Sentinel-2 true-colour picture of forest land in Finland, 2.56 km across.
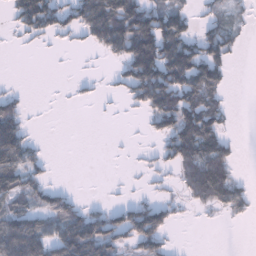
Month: January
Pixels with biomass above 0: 48%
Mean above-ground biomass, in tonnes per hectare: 60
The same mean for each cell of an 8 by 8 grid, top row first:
53 110 99 139 114 83 28 22
5 10 13 86 158 156 92 24
3 0 11 16 168 152 129 0
63 1 0 3 48 147 110 1
142 7 0 1 7 121 125 10
86 25 0 1 11 43 150 24
61 63 44 41 72 26 39 47
160 120 171 80 84 6 0 0
